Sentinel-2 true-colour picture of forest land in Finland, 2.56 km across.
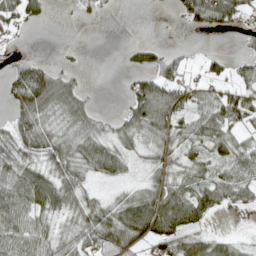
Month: April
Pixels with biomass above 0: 64%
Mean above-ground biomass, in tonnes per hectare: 44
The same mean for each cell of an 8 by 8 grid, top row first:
54 11 12 5 0 7 54 46
6 0 4 0 28 11 2 14
55 91 21 0 51 62 31 33
51 58 61 10 96 65 38 54
58 62 61 52 38 53 55 37
72 63 51 39 20 50 51 51
63 59 61 55 93 105 55 21
57 52 66 90 60 70 47 23
